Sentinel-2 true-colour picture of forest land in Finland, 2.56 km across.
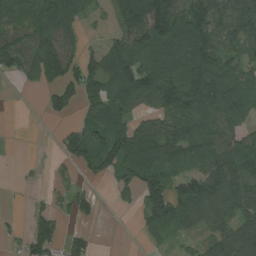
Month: August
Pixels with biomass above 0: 69%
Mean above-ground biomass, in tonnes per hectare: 76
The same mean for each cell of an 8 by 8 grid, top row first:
66 117 72 49 165 140 123 123
99 105 66 53 84 132 127 74
20 49 90 97 126 134 140 79
0 36 42 113 41 104 100 98
0 1 83 106 115 116 97 98
4 9 24 64 111 64 103 100
1 36 52 6 55 106 116 97
19 116 54 0 20 27 63 121
